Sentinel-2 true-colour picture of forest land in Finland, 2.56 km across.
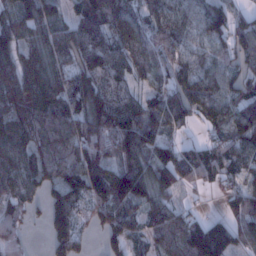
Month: January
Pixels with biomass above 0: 86%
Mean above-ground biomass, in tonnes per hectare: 89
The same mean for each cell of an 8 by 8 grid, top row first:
102 92 90 117 74 67 104 49
88 91 111 97 83 74 58 82
119 105 87 82 39 85 88 90
108 116 109 116 99 117 72 105
113 110 114 121 128 68 58 88
99 88 124 128 123 100 57 54
60 82 65 112 81 66 6 81
60 41 65 58 55 87 200 82
